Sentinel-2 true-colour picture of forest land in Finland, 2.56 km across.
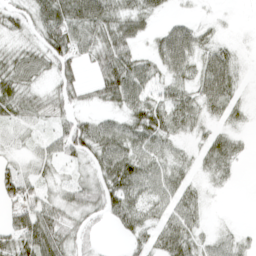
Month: April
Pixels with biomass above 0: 78%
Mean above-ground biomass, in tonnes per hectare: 41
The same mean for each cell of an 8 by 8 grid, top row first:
35 68 64 54 39 12 5 1
22 58 52 64 15 84 32 11
44 23 29 76 58 37 61 41
39 30 26 30 63 58 40 31
16 27 66 77 57 25 61 18
46 20 16 77 66 48 31 6
51 47 45 61 48 80 12 0
52 76 27 4 47 73 21 18
